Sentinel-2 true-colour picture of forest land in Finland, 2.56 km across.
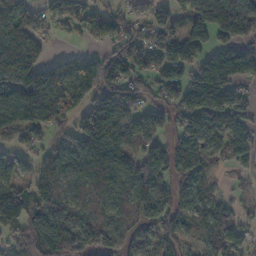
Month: November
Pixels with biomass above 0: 78%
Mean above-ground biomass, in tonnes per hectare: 99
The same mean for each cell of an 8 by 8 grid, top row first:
151 72 77 82 59 72 138 150
206 46 15 72 98 97 83 97
171 158 132 156 86 92 167 96
137 142 99 129 79 80 130 95
44 44 122 171 72 98 100 90
53 97 84 91 136 100 56 20
145 161 87 75 103 115 71 23
82 142 118 84 79 98 65 48
